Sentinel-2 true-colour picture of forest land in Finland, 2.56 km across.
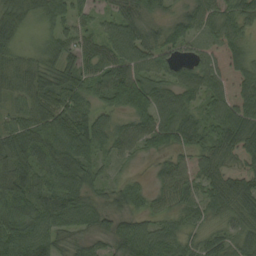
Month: August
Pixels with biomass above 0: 95%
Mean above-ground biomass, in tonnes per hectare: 66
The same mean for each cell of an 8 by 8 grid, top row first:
87 64 44 49 65 31 62 64
51 45 55 61 72 49 58 66
57 61 59 112 78 56 74 102
46 88 78 53 89 75 51 89
74 84 93 73 68 54 52 88
81 60 87 21 12 101 70 90
85 80 73 50 42 58 52 58
94 71 37 55 90 60 52 51
